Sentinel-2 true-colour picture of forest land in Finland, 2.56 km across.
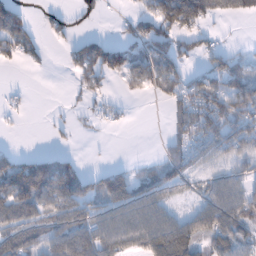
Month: January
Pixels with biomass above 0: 57%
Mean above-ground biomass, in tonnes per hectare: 58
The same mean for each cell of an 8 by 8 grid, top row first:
91 28 30 4 73 167 80 53
66 13 33 66 78 76 47 9
0 0 37 29 73 70 77 84
13 4 15 19 0 54 117 93
4 4 2 1 0 46 88 73
116 145 84 59 32 60 40 42
108 77 72 67 81 31 66 83
77 71 104 87 87 138 64 75
